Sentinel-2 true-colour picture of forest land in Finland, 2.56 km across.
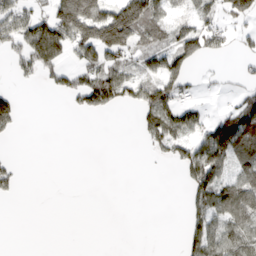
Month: March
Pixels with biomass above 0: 42%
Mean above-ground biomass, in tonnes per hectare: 52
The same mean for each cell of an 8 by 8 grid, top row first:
95 85 227 164 141 30 48 94
57 167 109 156 53 86 74 21
18 38 68 100 59 100 12 22
57 0 34 27 74 104 23 77
2 0 0 0 21 78 120 99
30 0 0 0 1 8 123 65
0 0 0 0 0 0 85 89
0 0 0 0 0 2 102 82
